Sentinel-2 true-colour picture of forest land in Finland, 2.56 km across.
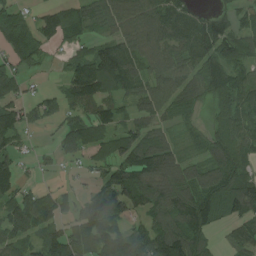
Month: August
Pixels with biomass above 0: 76%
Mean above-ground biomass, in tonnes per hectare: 82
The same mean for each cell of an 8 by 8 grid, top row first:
51 63 76 81 90 100 57 53
76 39 40 93 88 86 117 93
70 7 153 126 88 83 119 84
62 59 73 79 69 55 26 80
54 14 86 70 97 42 74 79
77 17 14 90 142 125 102 92
91 88 61 118 92 133 129 95
63 98 131 119 124 151 67 74
